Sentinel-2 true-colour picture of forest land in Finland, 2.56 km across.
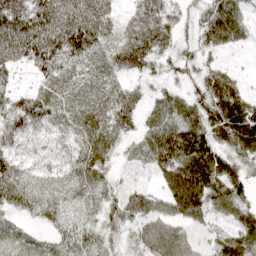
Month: April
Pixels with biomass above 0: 88%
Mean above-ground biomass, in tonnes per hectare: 58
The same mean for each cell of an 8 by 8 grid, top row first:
99 92 92 50 63 40 72 47
98 91 83 57 93 45 41 21
28 49 43 47 27 26 51 25
78 62 57 63 34 71 65 76
48 37 48 48 44 91 69 65
79 39 59 37 32 116 95 48
46 46 41 47 79 94 80 52
44 33 52 33 51 75 33 67
